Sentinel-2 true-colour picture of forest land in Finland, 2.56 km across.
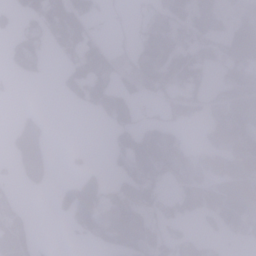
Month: January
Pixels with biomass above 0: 55%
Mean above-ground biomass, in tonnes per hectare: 60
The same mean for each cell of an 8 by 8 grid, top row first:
41 100 78 10 26 70 50 38
64 44 79 37 65 56 52 101
16 7 76 57 76 67 41 101
14 8 10 84 17 45 42 82
75 52 2 33 86 57 64 92
32 42 53 41 101 71 69 119
62 4 126 113 96 52 87 175
118 3 22 94 79 68 41 30
